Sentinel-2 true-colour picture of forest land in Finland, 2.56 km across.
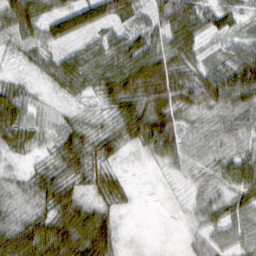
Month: February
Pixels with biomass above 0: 91%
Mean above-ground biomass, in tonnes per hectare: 49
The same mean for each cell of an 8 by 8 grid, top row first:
91 61 80 72 40 90 60 42
23 40 41 63 72 59 22 55
23 28 68 74 51 46 53 98
72 22 19 34 77 51 45 73
45 32 56 44 53 71 54 62
21 47 45 38 3 21 36 73
30 48 65 32 1 8 46 61
73 99 83 52 3 7 38 49
